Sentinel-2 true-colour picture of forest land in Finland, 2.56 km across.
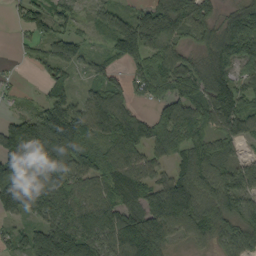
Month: September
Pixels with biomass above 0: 85%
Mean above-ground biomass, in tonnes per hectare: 92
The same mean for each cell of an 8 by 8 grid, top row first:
25 83 43 88 66 138 82 140
10 65 59 66 133 76 100 156
12 59 27 51 92 111 114 71
31 98 51 121 28 97 82 96
174 196 120 95 95 62 63 48
144 135 84 88 75 80 84 114
94 119 92 97 115 168 88 86
55 195 159 110 201 51 57 76
